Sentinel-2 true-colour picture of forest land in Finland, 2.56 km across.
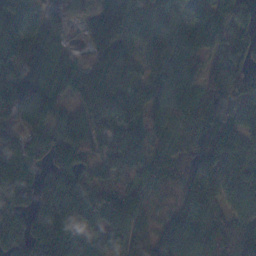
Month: November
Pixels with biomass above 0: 90%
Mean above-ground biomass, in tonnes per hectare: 112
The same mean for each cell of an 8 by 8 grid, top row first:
130 38 16 118 101 57 110 105
102 87 14 114 86 126 116 105
139 125 103 140 97 114 99 130
70 69 69 119 103 113 141 97
104 142 107 96 104 151 166 98
197 122 94 88 96 130 133 129
173 159 130 140 108 103 104 71
150 159 94 115 108 144 135 152
